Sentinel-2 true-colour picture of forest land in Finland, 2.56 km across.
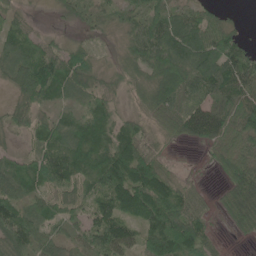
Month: June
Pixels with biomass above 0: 86%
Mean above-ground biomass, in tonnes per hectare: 67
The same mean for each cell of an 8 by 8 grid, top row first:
38 4 26 39 67 66 50 5
70 54 33 10 83 109 107 64
60 127 79 25 49 112 109 93
49 36 48 45 40 79 93 111
15 71 94 83 59 19 40 67
81 89 67 126 128 34 5 89
79 61 39 102 136 118 30 97
95 50 44 106 74 146 48 12
